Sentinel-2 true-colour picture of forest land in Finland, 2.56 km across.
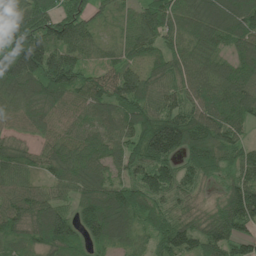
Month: June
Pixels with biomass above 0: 94%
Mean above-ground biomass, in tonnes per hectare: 110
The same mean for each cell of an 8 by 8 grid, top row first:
132 137 98 51 95 107 130 149
164 150 103 46 96 81 95 93
149 156 111 117 102 105 106 108
88 102 87 95 113 104 130 117
91 83 99 98 163 172 157 89
102 70 114 87 130 122 79 105
110 120 107 160 128 85 69 169
74 135 80 103 46 151 115 102
